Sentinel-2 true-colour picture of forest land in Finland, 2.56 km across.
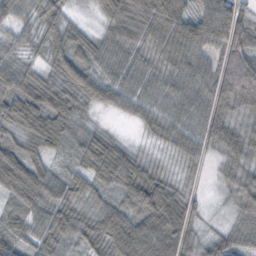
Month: October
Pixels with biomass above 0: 93%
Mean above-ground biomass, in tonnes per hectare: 49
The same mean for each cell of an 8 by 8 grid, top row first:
40 50 10 49 90 76 83 66
29 41 50 46 38 64 56 63
58 30 74 50 41 46 49 103
42 43 41 23 36 39 54 39
34 39 48 51 10 37 45 56
46 47 45 65 63 17 9 40
32 61 39 48 82 63 14 36
50 55 44 88 101 81 37 44
